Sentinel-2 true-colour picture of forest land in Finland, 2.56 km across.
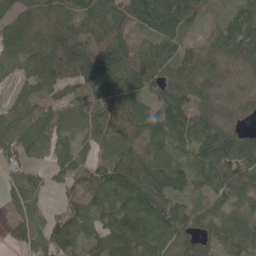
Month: May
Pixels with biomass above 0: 89%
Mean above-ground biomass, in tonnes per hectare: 72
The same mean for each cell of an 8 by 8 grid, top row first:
89 80 83 123 118 104 23 73
88 100 122 119 56 71 43 82
42 96 84 74 74 60 58 24
63 57 33 66 72 102 53 28
80 64 41 63 63 78 118 83
32 29 63 104 109 95 88 102
41 21 62 88 102 71 52 56
33 78 64 100 100 74 50 72
